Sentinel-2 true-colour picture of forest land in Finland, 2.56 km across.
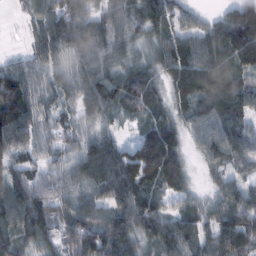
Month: February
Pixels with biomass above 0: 91%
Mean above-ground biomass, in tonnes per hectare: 79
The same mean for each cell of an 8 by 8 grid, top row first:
11 87 82 58 93 59 25 107
4 83 77 64 51 89 75 150
122 62 77 93 72 66 83 83
139 57 61 54 55 55 95 78
85 53 70 66 92 77 66 84
89 73 80 124 121 85 25 46
120 116 82 84 103 42 52 91
94 91 130 114 72 104 66 88
